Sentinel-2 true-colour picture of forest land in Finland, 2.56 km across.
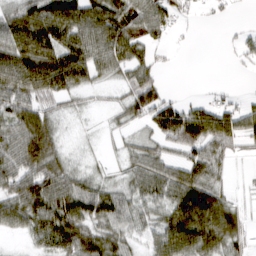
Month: March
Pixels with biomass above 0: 75%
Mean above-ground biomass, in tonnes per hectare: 56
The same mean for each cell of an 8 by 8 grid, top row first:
60 94 93 87 94 37 8 3
83 84 84 86 56 6 0 22
86 96 63 28 65 0 1 2
77 52 15 18 69 72 62 51
75 85 8 9 42 67 94 39
74 78 42 19 71 79 80 2
75 86 81 71 47 88 137 27
10 61 83 63 34 94 91 47
